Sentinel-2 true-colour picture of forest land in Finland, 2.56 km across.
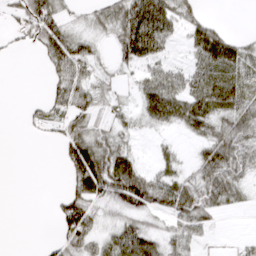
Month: March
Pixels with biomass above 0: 61%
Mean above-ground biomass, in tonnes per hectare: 37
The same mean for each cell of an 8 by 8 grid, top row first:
25 63 14 51 119 57 12 0
11 55 48 27 108 12 69 30
0 21 52 16 40 46 63 43
0 27 42 22 36 61 60 54
0 8 57 48 3 12 43 49
0 0 64 87 51 37 52 35
0 3 74 29 57 62 43 16
0 8 51 48 69 33 11 7
